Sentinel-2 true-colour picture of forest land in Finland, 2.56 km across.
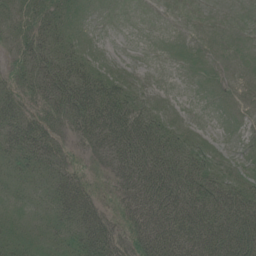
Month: July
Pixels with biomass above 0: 76%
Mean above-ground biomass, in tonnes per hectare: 30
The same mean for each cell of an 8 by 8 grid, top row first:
23 30 9 0 0 0 0 0
21 37 19 1 0 2 4 2
20 48 54 31 4 0 6 7
36 33 58 60 30 7 0 8
41 41 17 45 68 32 13 6
25 30 29 22 71 61 42 19
23 28 63 19 61 66 63 64
31 29 44 51 58 71 66 79
